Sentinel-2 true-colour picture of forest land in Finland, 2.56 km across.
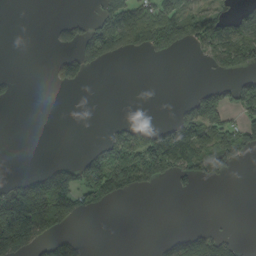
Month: September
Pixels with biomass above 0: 33%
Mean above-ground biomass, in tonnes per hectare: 56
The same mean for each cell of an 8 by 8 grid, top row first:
0 0 14 99 99 123 87 56
0 5 80 102 94 80 68 119
17 10 53 0 0 0 8 47
0 0 0 0 0 24 91 62
0 0 1 75 125 140 85 109
19 103 122 158 114 81 66 4
247 202 79 20 0 0 0 0
237 89 34 0 0 51 78 18
